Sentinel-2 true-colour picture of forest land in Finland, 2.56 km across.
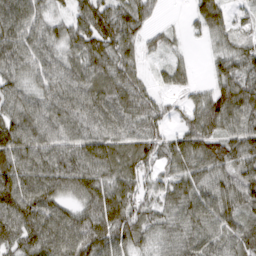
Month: March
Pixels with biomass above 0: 91%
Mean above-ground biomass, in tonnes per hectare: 70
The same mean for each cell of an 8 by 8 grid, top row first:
96 53 63 90 57 2 87 25
92 65 68 85 36 20 19 55
57 62 76 81 35 40 24 87
72 78 76 87 69 24 87 100
87 79 80 83 78 56 82 82
103 93 95 77 52 63 75 68
106 89 59 108 50 75 90 76
75 103 97 95 48 67 79 74
